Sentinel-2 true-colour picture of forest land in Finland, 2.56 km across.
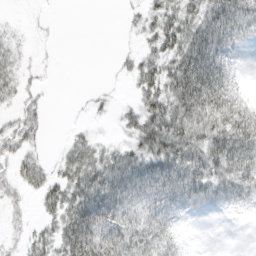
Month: March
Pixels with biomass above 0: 62%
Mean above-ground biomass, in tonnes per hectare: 32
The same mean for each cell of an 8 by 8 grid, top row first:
1 3 0 0 22 41 59 66
14 2 0 2 14 43 75 17
24 3 0 3 33 58 83 12
17 9 2 5 43 55 69 57
29 5 23 12 43 60 55 73
24 23 47 54 56 60 57 63
14 25 65 59 39 36 23 19
9 29 77 60 51 25 0 0
